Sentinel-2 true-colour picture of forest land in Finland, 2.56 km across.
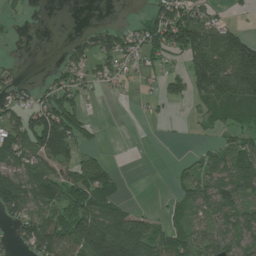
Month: July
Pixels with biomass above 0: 56%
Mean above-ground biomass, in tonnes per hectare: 59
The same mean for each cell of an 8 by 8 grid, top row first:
14 0 0 0 26 95 45 5
3 0 38 66 68 70 153 132
19 20 46 29 16 39 151 154
54 104 49 0 6 3 37 60
106 150 54 0 0 1 14 59
93 107 104 48 0 26 67 110
86 102 111 77 8 34 73 77
32 122 141 171 100 80 66 74
